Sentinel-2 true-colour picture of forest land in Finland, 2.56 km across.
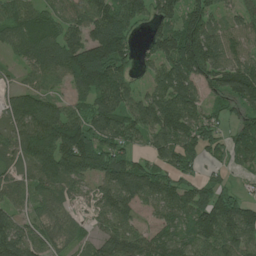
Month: July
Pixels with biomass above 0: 84%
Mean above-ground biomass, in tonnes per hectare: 88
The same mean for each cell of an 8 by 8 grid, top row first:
90 77 84 112 65 82 101 53
60 100 121 158 39 145 130 64
25 63 120 127 31 120 87 112
112 86 70 116 112 129 56 72
92 126 139 93 47 107 73 95
60 111 97 123 103 76 36 16
59 55 27 94 51 94 117 112
120 59 40 110 86 84 100 106
